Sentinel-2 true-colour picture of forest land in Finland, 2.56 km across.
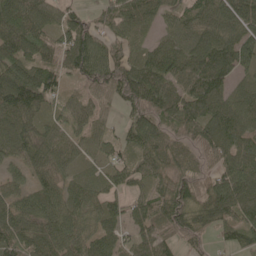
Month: May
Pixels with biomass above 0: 90%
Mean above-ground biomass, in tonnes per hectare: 79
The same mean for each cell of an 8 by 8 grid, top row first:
118 91 50 79 68 60 84 124
113 80 120 71 55 84 117 104
122 80 52 87 127 108 141 47
100 56 69 28 84 107 117 93
76 79 49 47 86 62 85 105
38 61 45 54 56 55 52 111
71 80 72 57 68 81 89 93
97 98 77 68 68 51 27 59
